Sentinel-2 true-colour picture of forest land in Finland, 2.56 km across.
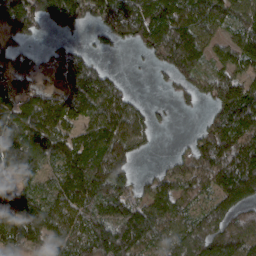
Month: March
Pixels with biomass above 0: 79%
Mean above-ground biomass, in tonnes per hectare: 112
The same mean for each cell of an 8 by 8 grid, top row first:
158 128 128 160 163 136 108 87
73 43 42 38 76 212 89 86
108 94 184 82 1 68 124 116
119 149 104 118 61 17 46 167
157 127 115 148 55 12 143 172
121 59 135 174 27 97 134 205
134 100 122 126 128 113 104 108
96 94 114 196 132 122 138 154
